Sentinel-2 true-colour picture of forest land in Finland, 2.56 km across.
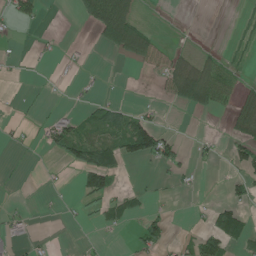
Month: June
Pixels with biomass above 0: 26%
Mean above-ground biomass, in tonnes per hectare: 23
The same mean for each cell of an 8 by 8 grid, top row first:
42 3 26 116 8 0 0 9
2 5 4 46 71 15 6 17
1 2 12 1 2 99 104 19
5 7 10 35 18 7 30 55
7 24 56 49 104 27 14 42
1 2 30 46 3 14 1 28
6 2 10 24 13 2 10 32
17 3 1 2 38 10 49 37
